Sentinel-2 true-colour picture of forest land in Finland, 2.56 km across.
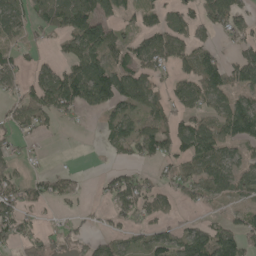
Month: May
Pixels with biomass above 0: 61%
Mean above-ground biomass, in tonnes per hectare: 58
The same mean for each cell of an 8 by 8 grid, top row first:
51 67 110 54 34 45 77 84
33 18 100 67 62 79 48 48
42 83 125 105 70 50 94 69
57 81 50 51 58 55 63 99
42 4 0 48 84 78 85 64
42 42 11 37 37 67 76 67
76 19 22 41 76 28 25 38
62 44 38 41 36 69 91 72
